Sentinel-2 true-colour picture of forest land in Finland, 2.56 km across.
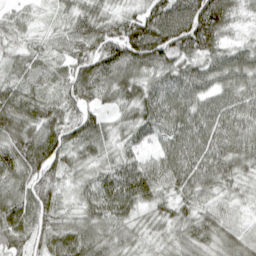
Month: April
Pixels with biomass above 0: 98%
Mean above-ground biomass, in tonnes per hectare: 70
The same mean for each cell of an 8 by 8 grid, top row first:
32 17 55 49 80 131 142 40
41 43 66 92 139 109 86 47
58 51 89 88 72 85 71 79
92 66 74 38 78 96 79 74
88 98 73 48 59 82 88 73
76 71 39 75 95 89 77 51
82 70 43 86 48 51 49 29
68 76 83 56 35 47 52 56
